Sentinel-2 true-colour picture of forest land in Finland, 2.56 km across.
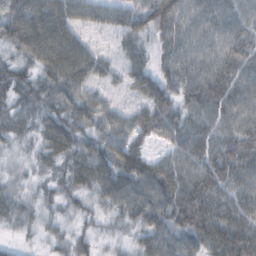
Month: October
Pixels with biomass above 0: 96%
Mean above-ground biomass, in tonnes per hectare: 62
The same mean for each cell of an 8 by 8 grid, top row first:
94 103 67 57 73 90 67 62
64 111 77 29 45 68 57 78
62 68 80 36 60 69 84 76
42 46 66 57 64 69 76 70
27 46 42 68 42 57 71 84
23 29 52 84 89 78 80 70
37 33 32 47 80 90 89 73
15 29 35 24 59 65 83 91
